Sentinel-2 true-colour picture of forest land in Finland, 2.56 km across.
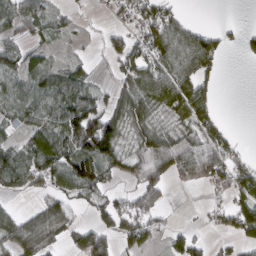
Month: March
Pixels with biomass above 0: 64%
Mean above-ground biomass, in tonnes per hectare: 52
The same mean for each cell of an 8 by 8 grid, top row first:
58 40 12 18 58 37 0 0
48 31 6 42 60 78 68 28
54 67 54 26 74 88 39 0
67 76 114 57 72 46 51 0
43 95 108 105 63 62 69 22
85 70 126 46 68 44 69 61
19 55 25 54 75 3 18 79
72 58 49 52 58 32 21 43
